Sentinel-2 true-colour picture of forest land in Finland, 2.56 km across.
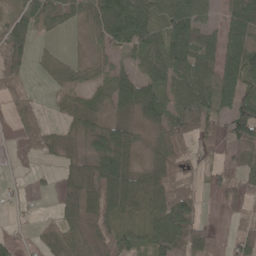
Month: May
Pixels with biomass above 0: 70%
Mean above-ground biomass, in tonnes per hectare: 49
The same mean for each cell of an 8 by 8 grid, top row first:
32 40 36 118 85 110 37 65
82 6 4 43 72 96 57 85
51 11 25 56 65 73 64 78
32 18 73 29 57 63 68 70
7 35 20 67 17 59 21 47
3 8 49 110 52 49 19 30
13 2 93 73 45 91 6 26
16 27 68 69 38 86 55 44
